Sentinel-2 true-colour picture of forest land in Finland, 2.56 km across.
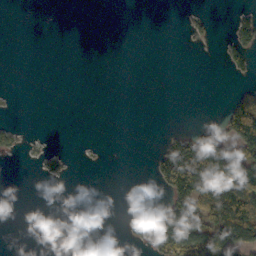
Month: October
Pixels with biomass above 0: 19%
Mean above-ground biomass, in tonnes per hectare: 30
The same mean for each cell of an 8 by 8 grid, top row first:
0 0 0 0 0 0 10 20
0 0 0 0 0 0 1 37
0 0 0 0 0 0 0 9
1 0 0 0 0 0 0 135
13 2 1 0 0 106 155 121
0 13 0 0 0 157 164 142
0 0 0 0 1 120 130 184
0 0 0 0 35 128 104 133
